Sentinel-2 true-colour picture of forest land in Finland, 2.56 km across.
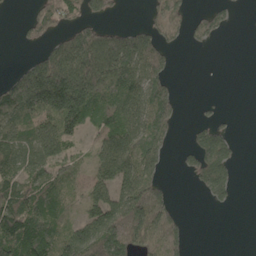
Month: May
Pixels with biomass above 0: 58%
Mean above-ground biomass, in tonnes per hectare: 88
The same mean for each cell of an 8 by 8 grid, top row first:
5 92 78 35 21 67 42 6
9 87 217 216 156 24 12 0
123 285 242 208 147 16 0 0
138 162 162 91 124 61 7 1
101 112 42 123 156 18 104 13
116 83 32 125 137 6 113 9
143 99 49 150 203 44 13 2
153 123 165 193 114 86 0 0
